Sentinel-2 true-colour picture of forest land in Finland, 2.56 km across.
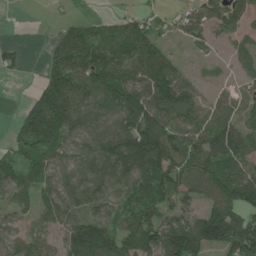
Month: June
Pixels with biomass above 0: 78%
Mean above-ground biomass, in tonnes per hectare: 88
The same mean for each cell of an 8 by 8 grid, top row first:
2 3 17 21 38 42 101 84
22 32 127 92 143 19 47 31
6 76 121 125 132 118 13 22
24 199 101 85 169 128 59 48
76 147 66 115 189 126 116 113
97 71 70 99 147 100 121 107
58 64 73 58 102 76 77 102
72 63 161 118 121 185 147 150
